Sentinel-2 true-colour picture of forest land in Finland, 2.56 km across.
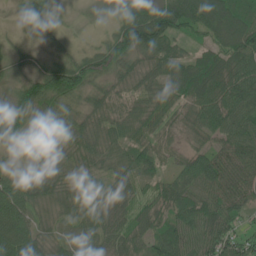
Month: June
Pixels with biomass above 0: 96%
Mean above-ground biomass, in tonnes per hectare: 62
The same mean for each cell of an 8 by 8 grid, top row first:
18 33 8 18 80 115 108 79
19 20 18 61 91 37 54 100
35 98 89 52 63 65 93 86
84 51 47 59 64 54 77 77
48 46 51 57 59 36 43 86
47 44 29 46 54 49 92 85
113 40 53 63 60 79 79 64
138 45 39 57 67 87 83 67
